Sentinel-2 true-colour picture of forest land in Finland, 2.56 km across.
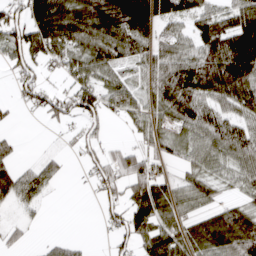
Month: April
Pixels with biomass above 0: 69%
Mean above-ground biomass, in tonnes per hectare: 70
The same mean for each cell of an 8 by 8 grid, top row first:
83 171 119 150 156 84 79 86
102 112 83 105 66 67 102 147
40 26 60 52 50 131 135 147
10 54 89 40 59 90 87 78
19 3 40 21 35 45 88 93
83 47 7 88 96 30 57 56
32 7 0 54 106 61 45 54
19 15 12 32 67 85 104 111
